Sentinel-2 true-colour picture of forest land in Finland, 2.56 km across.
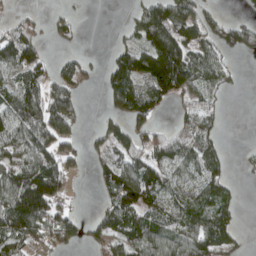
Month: April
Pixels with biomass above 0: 61%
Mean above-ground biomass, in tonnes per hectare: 69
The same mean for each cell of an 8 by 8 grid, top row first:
24 19 8 0 94 126 54 16
112 18 11 25 101 148 65 57
75 65 61 91 108 161 69 9
106 123 47 45 84 26 48 0
84 95 34 73 68 97 71 3
96 141 15 86 107 59 91 7
156 124 10 94 93 67 90 27
88 48 38 85 115 92 118 26
